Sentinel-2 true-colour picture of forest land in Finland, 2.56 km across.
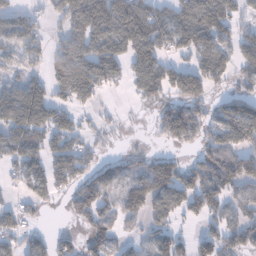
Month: January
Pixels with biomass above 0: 64%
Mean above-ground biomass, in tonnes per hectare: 78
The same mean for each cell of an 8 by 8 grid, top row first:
47 32 156 183 119 85 148 60
61 50 140 127 138 71 86 82
48 77 170 64 118 92 98 50
123 110 44 12 10 113 59 115
86 65 52 23 5 54 66 91
48 87 74 74 111 97 107 125
38 21 79 71 85 76 96 60
54 38 38 55 34 58 72 79
